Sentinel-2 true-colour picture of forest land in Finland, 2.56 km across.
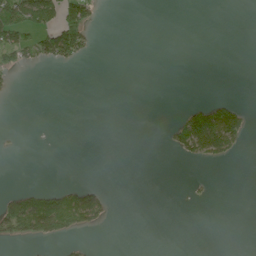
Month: June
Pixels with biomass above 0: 14%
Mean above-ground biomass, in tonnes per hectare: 21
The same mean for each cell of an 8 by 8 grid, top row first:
111 89 91 0 0 0 0 0
98 91 77 0 0 0 0 0
7 0 0 0 0 0 0 0
0 0 0 0 0 8 93 44
1 0 0 0 0 51 107 36
0 0 0 0 0 0 3 0
91 110 121 15 0 0 1 0
31 45 8 0 0 0 0 0
